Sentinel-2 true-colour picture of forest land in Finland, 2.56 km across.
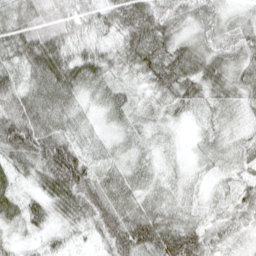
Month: April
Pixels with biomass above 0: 96%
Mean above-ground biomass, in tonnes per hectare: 45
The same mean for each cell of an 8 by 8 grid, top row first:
47 40 36 56 80 44 48 19
57 82 40 36 75 52 43 43
42 71 58 35 35 76 63 45
57 61 29 36 28 31 29 25
86 91 43 22 26 12 31 28
32 64 91 36 30 21 19 26
41 42 69 65 43 31 20 37
18 21 17 64 74 83 57 26
